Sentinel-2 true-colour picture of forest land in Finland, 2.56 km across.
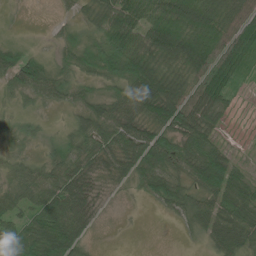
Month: June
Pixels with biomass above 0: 81%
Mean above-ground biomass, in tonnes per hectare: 50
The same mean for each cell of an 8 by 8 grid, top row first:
2 2 22 64 70 98 76 53
30 11 54 74 76 98 79 71
61 74 32 53 103 52 66 29
16 10 36 63 67 88 71 7
22 26 48 53 84 73 63 4
54 56 60 32 61 48 99 37
54 100 64 3 4 46 49 65
76 100 45 0 0 4 29 64
